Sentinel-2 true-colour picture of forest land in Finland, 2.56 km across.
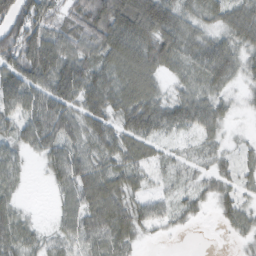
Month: February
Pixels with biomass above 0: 87%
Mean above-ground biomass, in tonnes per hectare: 62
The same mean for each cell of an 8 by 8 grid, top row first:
94 74 77 148 145 80 45 79
96 114 65 110 102 78 72 56
100 101 100 74 86 32 61 33
61 93 79 83 106 68 69 15
45 69 54 70 65 30 31 18
38 31 83 69 35 31 43 41
35 5 73 89 44 34 18 49
58 30 59 67 18 3 0 17
